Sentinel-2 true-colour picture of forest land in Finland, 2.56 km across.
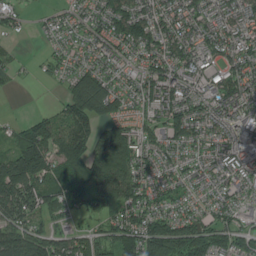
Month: July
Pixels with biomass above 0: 85%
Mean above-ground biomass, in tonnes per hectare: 80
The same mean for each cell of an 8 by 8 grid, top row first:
38 21 38 103 87 74 55 86
13 18 40 66 86 85 61 83
18 13 117 61 78 97 61 92
2 27 163 72 49 112 80 89
67 99 113 107 73 82 79 112
166 78 108 140 77 56 65 79
126 75 53 112 92 59 49 65
129 94 77 87 166 175 118 79
